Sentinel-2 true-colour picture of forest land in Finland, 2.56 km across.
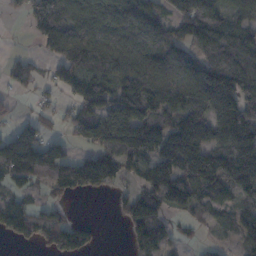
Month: November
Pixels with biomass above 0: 72%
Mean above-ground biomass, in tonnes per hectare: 107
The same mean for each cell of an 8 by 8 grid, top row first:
12 134 115 166 146 100 163 74
2 45 147 126 126 111 122 124
55 29 139 138 147 132 202 195
15 22 75 155 127 136 145 169
187 118 48 137 204 186 145 150
93 91 164 117 91 191 185 210
109 50 2 17 122 84 75 67
41 78 109 0 105 33 11 59
